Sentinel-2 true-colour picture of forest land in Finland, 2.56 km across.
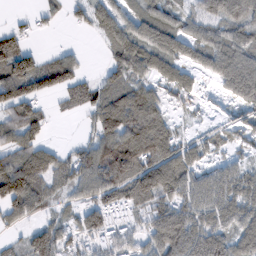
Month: February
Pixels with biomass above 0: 74%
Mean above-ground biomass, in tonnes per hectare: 73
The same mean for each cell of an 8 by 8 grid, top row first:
8 20 29 70 70 56 76 80
79 8 10 61 91 86 82 85
121 94 57 62 58 77 25 111
89 30 41 135 124 18 13 35
77 43 33 103 127 72 48 38
149 74 77 92 113 127 73 86
82 34 61 81 73 96 115 99
26 120 73 59 66 138 131 93
